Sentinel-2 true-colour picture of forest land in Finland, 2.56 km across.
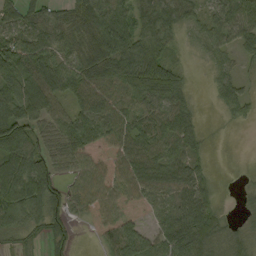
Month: September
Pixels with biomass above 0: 83%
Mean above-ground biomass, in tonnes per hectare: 60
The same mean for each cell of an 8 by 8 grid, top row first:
64 52 66 88 50 55 47 80
88 69 63 97 62 23 48 47
99 92 78 86 69 38 20 36
97 78 60 67 64 81 3 35
100 59 68 49 84 83 12 1
103 97 51 48 88 78 33 4
90 96 32 42 24 66 60 14
43 56 7 69 80 91 83 45
